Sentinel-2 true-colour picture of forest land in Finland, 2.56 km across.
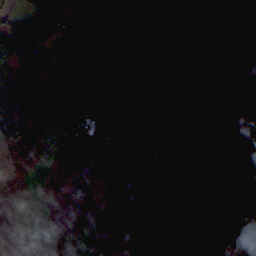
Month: October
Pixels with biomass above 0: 61%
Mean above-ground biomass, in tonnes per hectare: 78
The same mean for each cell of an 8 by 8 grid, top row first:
62 111 101 196 113 55 185 146
147 90 131 161 57 145 100 52
134 68 107 135 152 125 56 11
181 78 72 95 205 66 14 39
77 39 36 61 51 140 42 33
36 31 37 24 78 75 175 109
1 3 49 60 69 4 64 140
3 15 2 1 44 14 44 66
